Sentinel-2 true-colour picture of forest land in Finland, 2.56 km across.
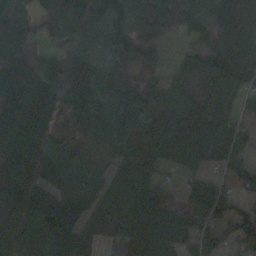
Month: October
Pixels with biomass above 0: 80%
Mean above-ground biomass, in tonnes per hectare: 62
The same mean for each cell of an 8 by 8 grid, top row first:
42 60 79 92 46 41 58 78
51 20 42 59 48 12 51 77
80 54 41 43 21 53 63 86
113 69 60 58 50 82 77 40
105 52 16 47 68 94 73 59
68 54 54 70 88 21 45 43
52 97 81 88 68 47 150 74
53 93 61 13 55 59 53 87
